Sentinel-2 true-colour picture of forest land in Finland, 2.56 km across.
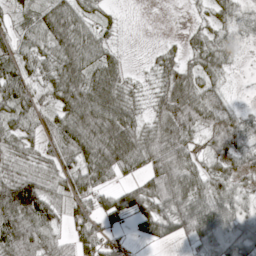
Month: April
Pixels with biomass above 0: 84%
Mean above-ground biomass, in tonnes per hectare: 52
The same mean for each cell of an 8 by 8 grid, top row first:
26 57 54 12 0 0 18 27
43 56 81 23 2 16 45 16
70 45 67 55 11 63 37 1
58 43 86 81 23 74 68 28
48 41 86 99 66 85 29 48
69 46 72 42 51 89 46 34
146 85 48 58 66 72 95 41
94 59 57 41 21 30 74 83
